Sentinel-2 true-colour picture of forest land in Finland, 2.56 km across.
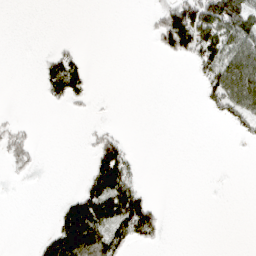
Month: April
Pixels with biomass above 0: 26%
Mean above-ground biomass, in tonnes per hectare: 27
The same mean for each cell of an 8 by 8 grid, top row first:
0 0 0 0 4 101 119 102
0 4 5 0 0 76 85 87
0 54 56 0 0 0 49 117
2 1 3 1 0 0 12 60
33 0 2 56 0 0 0 4
8 0 7 109 6 0 0 0
0 0 104 91 84 0 0 0
0 39 129 64 35 0 0 0
